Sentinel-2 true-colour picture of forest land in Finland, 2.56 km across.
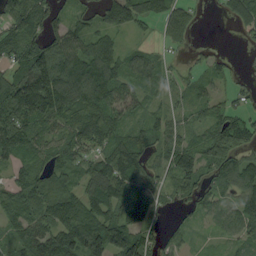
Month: September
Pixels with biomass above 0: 81%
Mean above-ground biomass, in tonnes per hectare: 68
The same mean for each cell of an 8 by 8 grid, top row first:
90 74 45 22 53 60 3 46
68 94 84 67 31 16 10 4
100 144 114 93 64 25 42 18
120 118 102 64 35 33 49 38
105 68 64 71 75 63 86 82
44 65 67 134 74 62 59 94
67 80 120 100 104 23 35 64
66 120 128 149 75 32 16 51
